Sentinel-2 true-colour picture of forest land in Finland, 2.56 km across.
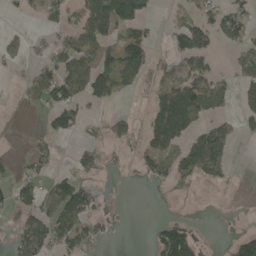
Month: May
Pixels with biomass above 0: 42%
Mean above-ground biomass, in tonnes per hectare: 51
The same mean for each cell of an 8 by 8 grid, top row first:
5 34 62 133 62 18 34 54
41 40 89 61 97 59 66 42
4 91 97 114 55 125 74 44
7 51 54 19 18 186 59 39
5 27 31 38 57 79 130 14
37 39 58 7 29 68 47 1
51 58 105 4 0 0 0 1
64 102 74 7 2 136 3 47
